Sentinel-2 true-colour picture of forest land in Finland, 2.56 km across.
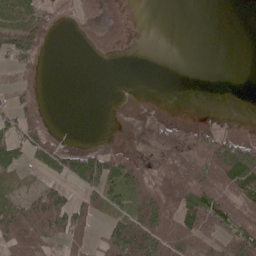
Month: May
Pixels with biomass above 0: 43%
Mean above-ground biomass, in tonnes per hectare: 32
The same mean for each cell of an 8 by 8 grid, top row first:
49 34 18 4 0 0 0 0
59 14 0 0 0 0 0 0
9 0 0 0 0 0 0 0
44 8 0 0 9 1 0 0
61 30 8 8 20 60 59 59
25 7 66 58 65 70 70 92
46 93 40 30 75 70 89 86
66 48 35 53 92 87 64 86
